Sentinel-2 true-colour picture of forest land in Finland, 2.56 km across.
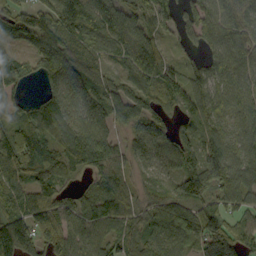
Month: September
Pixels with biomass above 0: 90%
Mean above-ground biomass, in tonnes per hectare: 88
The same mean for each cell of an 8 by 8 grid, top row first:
87 66 145 113 76 90 87 92
45 94 78 82 119 34 65 92
69 92 128 66 102 87 88 74
60 111 104 83 73 64 87 77
111 85 140 86 109 106 97 74
100 80 35 93 45 78 152 90
96 110 75 64 64 79 81 70
182 101 76 75 63 69 136 95
